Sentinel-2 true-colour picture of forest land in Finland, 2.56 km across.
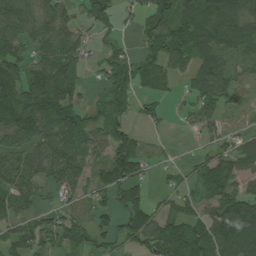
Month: July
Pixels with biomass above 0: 75%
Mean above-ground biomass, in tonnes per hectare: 76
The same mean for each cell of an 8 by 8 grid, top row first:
103 85 41 76 68 112 157 112
66 73 57 29 66 126 93 73
103 141 52 92 66 44 111 35
106 117 76 81 32 10 55 22
80 98 90 96 33 5 28 44
93 66 96 113 50 25 125 81
71 32 29 56 76 47 57 137
76 55 63 54 95 126 118 178
